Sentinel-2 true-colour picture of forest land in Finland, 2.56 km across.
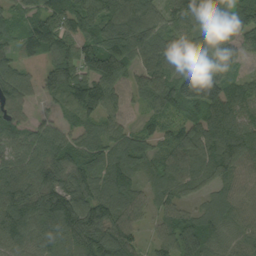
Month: September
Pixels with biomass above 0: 92%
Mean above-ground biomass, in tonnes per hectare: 90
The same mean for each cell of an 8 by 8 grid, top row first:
55 96 103 116 112 81 78 101
71 103 98 124 102 94 114 101
96 80 114 118 66 105 176 52
57 27 83 67 39 73 106 84
76 123 79 73 53 100 114 110
113 109 93 87 52 92 69 68
150 133 134 105 57 72 55 62
107 102 100 132 41 92 86 62
